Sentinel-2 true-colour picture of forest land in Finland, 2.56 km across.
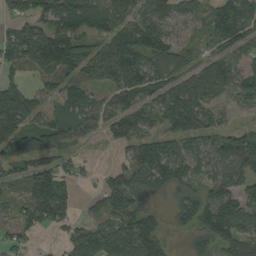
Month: August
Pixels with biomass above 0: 77%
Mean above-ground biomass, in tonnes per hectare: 80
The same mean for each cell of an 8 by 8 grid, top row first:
53 100 123 91 81 60 74 132
97 137 98 92 137 79 31 75
58 61 72 78 101 71 99 61
138 39 69 83 58 98 71 31
62 93 47 65 93 66 63 132
54 146 27 42 74 86 67 105
41 136 22 87 49 53 117 97
47 4 75 107 150 12 123 116
